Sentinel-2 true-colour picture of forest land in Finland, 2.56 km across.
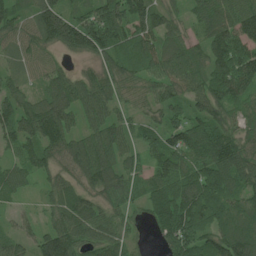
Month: July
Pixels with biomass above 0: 90%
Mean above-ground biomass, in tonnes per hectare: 93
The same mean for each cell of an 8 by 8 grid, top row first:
93 149 84 131 124 48 105 134
65 69 121 109 87 89 101 134
47 73 70 101 74 93 99 132
112 149 105 83 56 57 96 72
71 127 93 111 57 94 127 101
70 64 87 108 63 101 117 108
27 57 114 76 56 129 114 97
61 111 110 102 24 108 87 137
